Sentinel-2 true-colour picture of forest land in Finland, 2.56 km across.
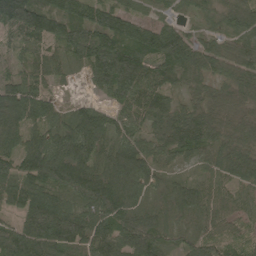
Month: May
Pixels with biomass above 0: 94%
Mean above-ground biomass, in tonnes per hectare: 96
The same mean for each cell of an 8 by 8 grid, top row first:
162 122 91 103 45 34 47 114
53 61 131 147 111 138 86 91
71 62 18 181 112 61 69 114
116 79 78 63 99 82 89 77
83 110 136 89 74 100 82 107
106 143 166 126 101 49 61 96
81 159 102 141 82 83 86 47
123 150 131 137 154 48 61 44
